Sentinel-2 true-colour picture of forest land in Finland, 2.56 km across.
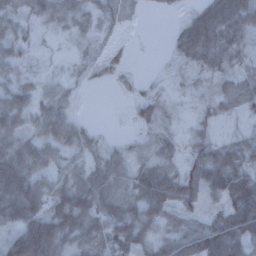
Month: December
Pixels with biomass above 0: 79%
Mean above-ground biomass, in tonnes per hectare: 44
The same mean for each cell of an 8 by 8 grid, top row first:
45 40 32 22 4 7 76 85
39 6 12 10 1 34 82 39
41 18 10 8 6 9 16 28
53 48 10 0 22 10 18 20
67 47 41 13 23 29 45 38
90 46 39 32 67 59 82 76
84 62 77 58 86 55 34 103
81 140 49 67 54 58 105 78
